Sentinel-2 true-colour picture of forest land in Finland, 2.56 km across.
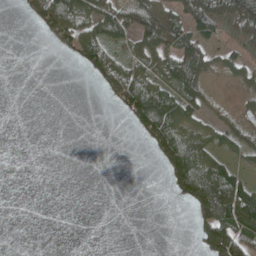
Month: May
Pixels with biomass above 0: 42%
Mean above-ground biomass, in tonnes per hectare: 40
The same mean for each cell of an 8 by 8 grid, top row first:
4 105 80 79 97 54 92 80
0 7 84 58 62 84 55 22
0 0 2 90 73 96 35 32
0 0 0 6 141 98 31 23
0 0 0 0 19 108 58 46
0 0 0 0 0 78 117 54
0 0 0 0 0 3 118 137
0 0 0 0 0 0 105 104
